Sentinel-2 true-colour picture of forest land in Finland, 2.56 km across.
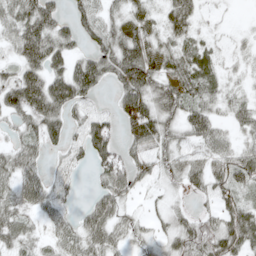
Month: May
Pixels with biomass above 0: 78%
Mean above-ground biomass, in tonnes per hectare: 45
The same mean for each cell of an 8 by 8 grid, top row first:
53 71 40 31 33 77 10 1
46 87 29 63 78 43 28 9
58 74 77 40 87 56 47 10
51 73 30 29 82 47 43 30
30 40 35 64 62 38 50 28
52 30 13 68 27 27 59 59
47 34 18 55 11 17 19 55
43 21 51 53 20 50 71 72
